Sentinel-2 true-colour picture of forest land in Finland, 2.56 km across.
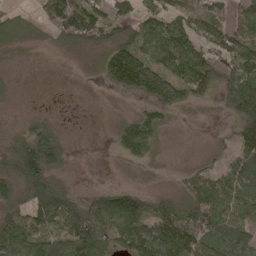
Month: April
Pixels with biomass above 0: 67%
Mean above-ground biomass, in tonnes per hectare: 70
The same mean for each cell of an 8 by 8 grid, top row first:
32 96 160 74 63 76 107 73
20 8 50 101 94 120 67 104
4 0 1 85 158 97 100 143
1 6 1 1 39 28 2 138
64 125 0 20 88 0 4 70
99 100 1 0 2 7 63 98
62 141 88 125 88 73 107 84
126 93 141 87 125 130 98 91
